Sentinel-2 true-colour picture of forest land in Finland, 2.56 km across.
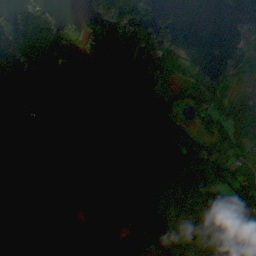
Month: September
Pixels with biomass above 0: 80%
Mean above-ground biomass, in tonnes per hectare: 87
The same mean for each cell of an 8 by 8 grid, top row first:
57 57 30 57 36 23 0 6
55 158 57 107 101 46 1 35
88 114 3 89 109 46 59 58
74 87 71 63 152 66 101 96
68 101 121 97 151 154 77 73
101 124 174 67 105 166 157 97
129 156 84 53 44 88 192 174
53 65 162 151 105 81 50 40
